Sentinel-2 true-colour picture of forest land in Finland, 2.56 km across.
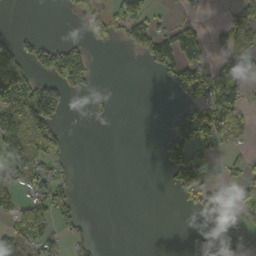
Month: October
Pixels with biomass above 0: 35%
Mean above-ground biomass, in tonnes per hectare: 46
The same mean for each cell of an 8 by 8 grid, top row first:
0 0 28 85 80 13 4 46
63 69 60 17 78 128 50 93
118 62 93 0 0 80 135 122
116 111 0 16 0 42 111 44
100 73 0 0 0 107 85 19
41 56 2 0 0 85 63 30
40 66 24 0 0 9 58 43
41 45 23 0 0 0 25 44
